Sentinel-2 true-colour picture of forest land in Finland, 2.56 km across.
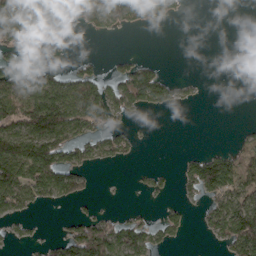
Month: March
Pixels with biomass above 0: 41%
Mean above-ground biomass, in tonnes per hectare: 58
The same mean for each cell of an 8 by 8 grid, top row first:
171 72 111 159 126 38 0 0
81 10 0 0 0 0 0 0
82 90 89 53 108 30 3 0
124 179 152 89 36 11 0 0
144 152 81 79 6 0 3 20
125 120 58 1 15 24 150 78
74 23 13 7 14 29 51 94
24 21 124 125 95 28 22 101
